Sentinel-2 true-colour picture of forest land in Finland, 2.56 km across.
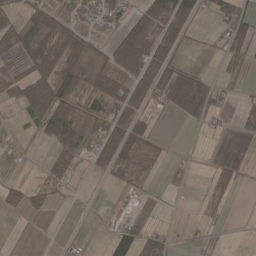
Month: May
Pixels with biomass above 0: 45%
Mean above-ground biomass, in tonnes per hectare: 38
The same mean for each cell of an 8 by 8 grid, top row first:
36 58 44 37 64 104 22 69
46 76 73 53 93 60 7 59
49 89 68 86 80 79 32 16
16 108 85 81 38 37 50 20
7 31 72 87 60 0 1 2
3 29 7 33 23 7 14 19
27 22 2 3 12 1 12 0
0 0 4 35 53 9 4 0
